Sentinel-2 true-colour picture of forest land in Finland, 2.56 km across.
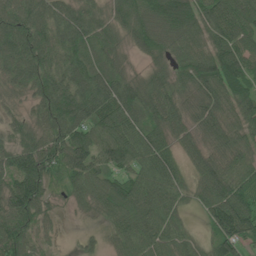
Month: June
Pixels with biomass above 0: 94%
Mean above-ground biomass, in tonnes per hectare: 93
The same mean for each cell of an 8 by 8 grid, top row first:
119 104 98 64 91 149 110 116
133 111 111 68 72 72 89 100
79 107 110 111 61 72 124 114
33 105 144 125 102 85 108 95
84 109 126 126 111 60 82 84
147 104 113 76 99 73 103 104
123 58 45 86 104 62 89 117
103 24 16 45 99 76 51 100
